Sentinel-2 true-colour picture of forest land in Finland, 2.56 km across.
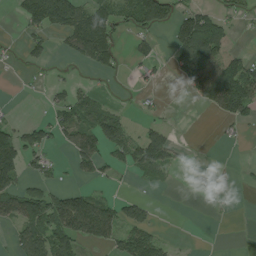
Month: July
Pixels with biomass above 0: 41%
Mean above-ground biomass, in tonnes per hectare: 47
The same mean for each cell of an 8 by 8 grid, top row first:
19 133 94 73 109 67 62 23
6 30 88 74 25 63 150 45
3 10 8 7 15 21 118 131
4 26 69 36 8 1 19 76
85 43 83 75 91 33 0 9
68 30 27 16 30 7 3 3
89 111 124 62 38 0 1 1
47 102 73 59 91 5 0 0
